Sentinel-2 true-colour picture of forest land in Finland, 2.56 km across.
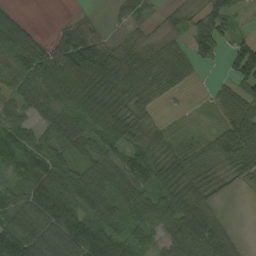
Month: September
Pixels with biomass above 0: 84%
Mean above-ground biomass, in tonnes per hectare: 70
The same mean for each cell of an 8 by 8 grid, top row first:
21 0 14 16 34 24 79 33
93 40 105 44 44 42 77 75
65 97 104 95 83 62 5 90
52 74 78 87 44 4 13 76
76 59 64 79 68 34 45 106
52 106 84 103 84 88 47 45
86 178 147 103 114 102 57 4
124 112 163 112 61 71 110 21
